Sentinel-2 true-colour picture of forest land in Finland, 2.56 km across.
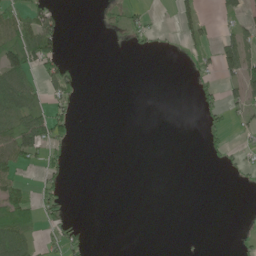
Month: June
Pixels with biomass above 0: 25%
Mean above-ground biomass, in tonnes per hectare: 21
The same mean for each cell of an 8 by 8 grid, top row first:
50 44 0 7 21 27 7 28
83 76 0 1 11 4 26 69
80 41 13 0 0 0 17 53
92 49 7 0 0 0 27 24
85 63 1 0 0 0 14 12
32 25 0 0 0 0 0 12
56 27 0 0 0 0 0 2
88 18 19 0 0 0 0 12
